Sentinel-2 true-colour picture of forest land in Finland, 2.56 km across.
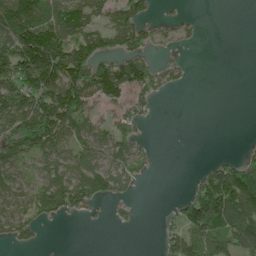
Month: June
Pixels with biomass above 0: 53%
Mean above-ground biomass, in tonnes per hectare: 66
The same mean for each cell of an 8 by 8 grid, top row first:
146 89 114 59 43 20 1 0
143 202 109 52 52 22 0 0
148 153 128 137 96 30 0 0
157 149 109 38 39 0 0 0
127 123 88 89 26 0 0 3
93 85 132 105 17 0 53 106
96 88 78 18 2 25 140 141
53 3 0 0 0 64 119 102
